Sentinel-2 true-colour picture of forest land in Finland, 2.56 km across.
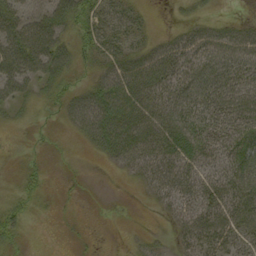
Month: September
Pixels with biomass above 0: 65%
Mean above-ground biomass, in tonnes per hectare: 25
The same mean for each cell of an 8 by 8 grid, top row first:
31 31 33 33 9 4 8 4
41 43 24 29 20 35 38 35
33 24 9 39 45 39 41 37
10 7 36 52 43 41 42 41
1 4 6 43 42 50 39 46
4 6 4 2 26 39 30 41
16 2 2 2 2 24 41 45
13 0 3 0 6 13 37 29
